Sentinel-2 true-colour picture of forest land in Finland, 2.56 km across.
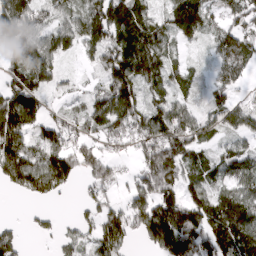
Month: March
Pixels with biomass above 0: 78%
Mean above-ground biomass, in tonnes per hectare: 94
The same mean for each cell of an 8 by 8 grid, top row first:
165 79 80 136 76 99 82 81
121 103 65 121 120 43 38 131
101 75 19 151 91 60 34 68
153 54 48 134 115 93 65 78
126 122 84 68 118 144 46 49
121 166 77 72 122 110 76 91
1 16 32 81 146 159 156 125
66 20 60 116 70 196 161 139
